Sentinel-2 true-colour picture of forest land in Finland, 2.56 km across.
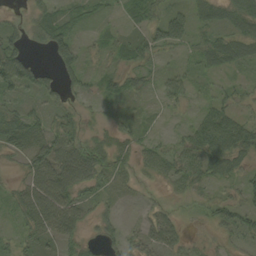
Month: September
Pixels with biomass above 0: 78%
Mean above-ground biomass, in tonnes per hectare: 37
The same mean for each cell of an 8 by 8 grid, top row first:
13 42 28 12 41 40 39 65
63 48 36 26 49 32 53 57
85 31 36 31 25 37 14 15
40 33 20 27 11 14 39 30
45 62 37 31 25 36 78 68
13 83 69 44 15 45 53 35
34 77 45 19 12 12 30 53
27 29 40 33 35 34 11 25
